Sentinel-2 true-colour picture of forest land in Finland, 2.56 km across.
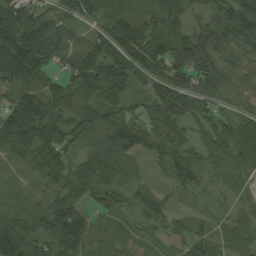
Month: August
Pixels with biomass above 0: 94%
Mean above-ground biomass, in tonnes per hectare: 99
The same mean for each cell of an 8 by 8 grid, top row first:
134 75 74 80 63 91 115 169
207 165 86 99 136 111 172 113
136 87 119 156 115 136 132 108
139 133 96 94 81 164 74 84
125 130 62 127 119 117 123 117
51 89 92 85 25 88 68 43
36 86 73 70 59 36 32 52
111 88 132 75 43 63 84 67
